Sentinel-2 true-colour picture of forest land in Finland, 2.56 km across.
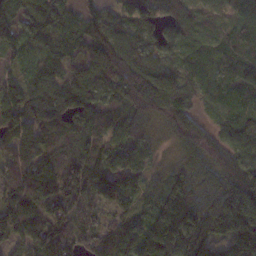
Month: November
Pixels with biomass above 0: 94%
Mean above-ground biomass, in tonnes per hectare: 89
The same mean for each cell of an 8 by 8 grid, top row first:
84 90 58 58 116 92 31 84
53 74 65 124 83 62 45 69
45 79 70 85 121 98 50 68
116 117 107 54 91 93 31 80
92 77 59 51 78 59 87 82
114 128 113 99 66 79 95 135
108 100 93 73 38 159 143 175
70 130 91 97 91 158 118 144
